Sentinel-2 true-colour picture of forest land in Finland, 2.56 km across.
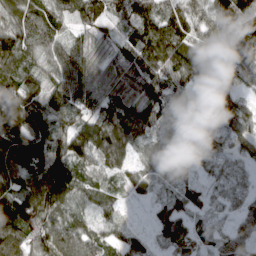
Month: March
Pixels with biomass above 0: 93%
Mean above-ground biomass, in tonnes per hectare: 80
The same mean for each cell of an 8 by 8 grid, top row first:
100 96 80 41 87 89 89 146
115 88 70 57 105 104 83 96
91 75 116 89 111 81 77 44
116 90 78 102 90 55 71 78
136 121 129 103 32 63 54 45
108 156 94 41 44 48 29 35
103 105 34 49 8 67 35 39
121 110 110 61 33 64 48 63
